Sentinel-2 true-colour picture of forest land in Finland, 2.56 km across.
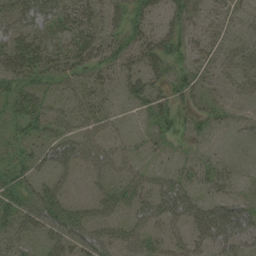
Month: August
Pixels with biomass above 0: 63%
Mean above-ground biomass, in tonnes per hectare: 29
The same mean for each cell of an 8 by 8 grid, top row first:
40 46 33 23 28 22 13 16
47 31 39 32 47 28 20 27
37 32 28 18 51 28 13 31
40 43 29 13 23 32 21 9
26 37 41 19 10 17 10 4
37 23 10 35 27 23 19 7
47 49 25 28 31 43 29 34
29 30 35 33 34 22 34 37
